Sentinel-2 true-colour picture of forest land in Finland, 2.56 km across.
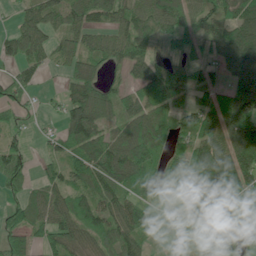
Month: June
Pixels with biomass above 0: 76%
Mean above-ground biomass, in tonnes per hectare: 75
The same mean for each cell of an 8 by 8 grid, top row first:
25 74 72 65 80 94 83 98
62 50 78 71 65 49 50 119
48 6 97 27 67 94 28 101
29 9 144 85 99 63 91 165
52 30 103 94 153 58 112 145
75 44 80 127 116 75 156 141
51 77 84 81 60 26 152 38
69 65 75 73 56 21 32 14
